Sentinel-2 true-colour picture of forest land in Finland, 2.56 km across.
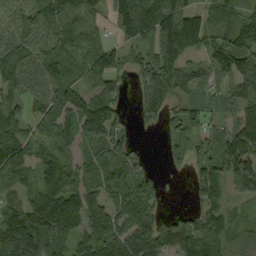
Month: September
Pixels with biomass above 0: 83%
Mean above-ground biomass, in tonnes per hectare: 85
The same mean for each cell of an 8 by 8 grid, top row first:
57 88 95 68 93 145 105 84
100 86 74 51 70 129 77 114
83 116 60 65 85 90 45 75
68 92 91 93 62 47 55 54
101 66 58 102 9 76 61 128
66 100 84 114 63 15 92 162
84 129 113 109 119 13 74 30
145 122 76 122 107 112 85 56
